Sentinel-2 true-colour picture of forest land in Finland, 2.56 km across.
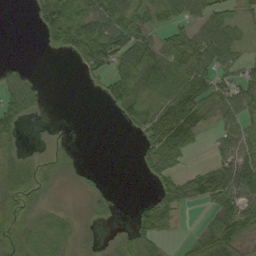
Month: September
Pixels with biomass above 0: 62%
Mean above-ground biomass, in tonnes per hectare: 37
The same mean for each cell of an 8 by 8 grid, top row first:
0 49 67 73 44 44 40 18
0 15 73 88 71 55 72 27
19 2 6 44 73 79 51 51
39 4 0 10 51 86 44 51
26 4 4 0 26 74 10 51
59 22 14 2 10 35 59 97
36 18 10 20 29 42 20 76
34 33 15 13 44 9 69 47
